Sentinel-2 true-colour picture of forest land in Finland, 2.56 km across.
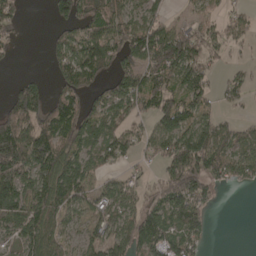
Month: April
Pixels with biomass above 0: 67%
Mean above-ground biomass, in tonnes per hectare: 80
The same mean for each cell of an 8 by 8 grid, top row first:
49 21 103 114 70 13 33 39
16 37 115 98 154 164 67 21
29 25 108 69 97 95 66 43
141 118 94 88 65 132 55 24
189 143 85 95 52 132 130 72
154 119 99 37 24 135 99 54
115 112 65 92 75 123 43 0
68 95 46 94 102 91 25 0
